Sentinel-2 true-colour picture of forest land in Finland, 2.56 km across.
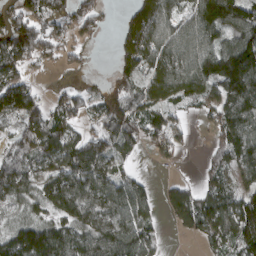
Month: March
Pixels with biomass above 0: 78%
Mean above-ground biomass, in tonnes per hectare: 91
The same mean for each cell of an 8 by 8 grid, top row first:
95 118 85 8 101 65 181 137
159 81 34 20 122 111 121 169
92 10 21 54 76 141 151 213
150 83 67 113 100 43 55 136
63 118 90 82 58 57 25 126
131 99 131 92 24 8 50 68
47 66 93 92 88 96 116 128
120 146 89 119 101 6 60 118
